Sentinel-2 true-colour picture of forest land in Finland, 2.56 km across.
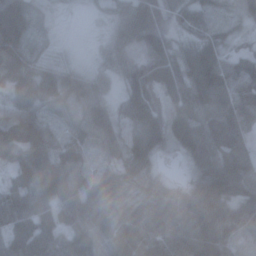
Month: November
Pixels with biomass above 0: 93%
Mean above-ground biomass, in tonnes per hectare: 64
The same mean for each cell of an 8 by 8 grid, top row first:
151 16 3 28 68 38 46 30
112 24 3 50 68 40 68 22
87 73 50 31 92 73 111 70
70 57 51 52 95 57 60 68
122 113 69 49 95 58 81 72
75 98 63 51 51 11 69 70
79 59 79 63 71 73 73 49
70 63 63 54 70 84 75 36
